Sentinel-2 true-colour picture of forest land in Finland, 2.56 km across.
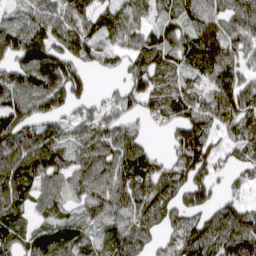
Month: April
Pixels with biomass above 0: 85%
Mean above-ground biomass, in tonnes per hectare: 96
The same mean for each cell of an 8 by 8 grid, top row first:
61 104 104 105 68 83 98 108
143 154 110 69 104 103 109 87
126 150 75 18 110 78 99 90
121 92 56 73 70 83 97 121
126 110 89 110 60 86 104 87
116 99 104 116 104 106 111 51
89 64 68 98 119 100 81 79
74 93 86 96 84 95 140 151
